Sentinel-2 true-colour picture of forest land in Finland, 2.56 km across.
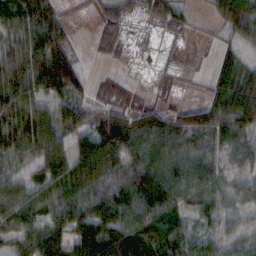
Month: October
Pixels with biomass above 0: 81%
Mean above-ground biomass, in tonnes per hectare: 54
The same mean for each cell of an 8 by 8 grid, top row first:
78 73 3 42 23 33 10 86
61 94 11 13 1 6 5 30
80 95 54 15 2 9 17 70
69 45 58 39 44 36 66 80
61 67 51 92 87 77 57 53
40 58 70 69 88 86 71 34
81 67 68 87 82 65 53 33
36 70 80 97 80 66 43 49
